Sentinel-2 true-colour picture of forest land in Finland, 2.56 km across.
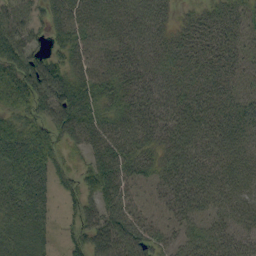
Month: September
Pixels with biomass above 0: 91%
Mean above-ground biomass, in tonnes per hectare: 54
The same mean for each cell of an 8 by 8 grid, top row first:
56 41 66 63 60 25 36 42
67 35 53 57 61 48 44 45
75 91 56 56 60 47 45 36
50 63 78 47 65 60 53 50
65 55 48 64 52 67 66 53
63 45 37 62 43 66 69 70
63 36 42 60 32 52 51 72
44 19 34 92 63 36 65 52
